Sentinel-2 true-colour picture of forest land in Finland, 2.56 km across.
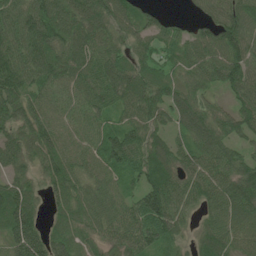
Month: June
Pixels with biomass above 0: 93%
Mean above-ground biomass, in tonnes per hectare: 80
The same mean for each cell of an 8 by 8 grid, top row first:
110 131 102 96 56 14 47 100
116 106 96 75 49 58 78 110
118 86 85 103 96 67 70 98
95 65 65 60 94 91 63 77
80 84 57 102 94 55 87 58
71 67 66 58 88 80 81 98
125 37 68 64 116 84 61 98
97 85 59 55 87 48 54 62
